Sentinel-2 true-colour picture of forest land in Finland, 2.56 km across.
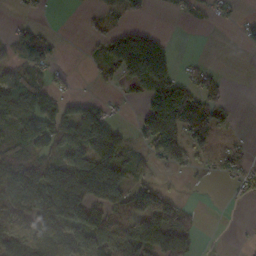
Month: October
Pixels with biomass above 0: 55%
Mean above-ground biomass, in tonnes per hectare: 66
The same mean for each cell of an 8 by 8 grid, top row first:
7 4 7 36 28 12 18 18
55 42 3 88 194 15 0 8
85 40 3 34 125 66 46 0
133 106 104 24 76 177 93 3
84 101 133 145 54 97 48 17
108 146 190 125 36 12 9 34
81 131 132 92 92 69 0 1
81 100 95 104 131 128 3 2
